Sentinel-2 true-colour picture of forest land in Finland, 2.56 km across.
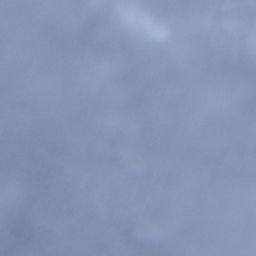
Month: December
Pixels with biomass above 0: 88%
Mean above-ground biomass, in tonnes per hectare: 98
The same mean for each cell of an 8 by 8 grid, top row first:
126 67 84 140 144 179 144 138
54 124 119 108 73 98 105 94
130 123 144 180 45 91 78 38
57 41 101 125 82 108 104 46
170 83 78 105 97 78 125 179
113 119 106 87 88 67 68 104
128 90 79 92 143 44 27 2
110 76 50 170 154 108 71 0
